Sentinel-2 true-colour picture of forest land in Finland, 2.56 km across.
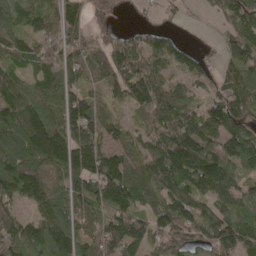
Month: May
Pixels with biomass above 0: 86%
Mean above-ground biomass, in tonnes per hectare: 100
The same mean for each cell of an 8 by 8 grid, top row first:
79 88 82 29 12 22 23 106
83 73 96 90 98 57 9 128
81 98 78 102 123 57 50 97
133 125 137 44 76 116 96 121
135 206 143 83 69 141 139 130
165 97 156 167 97 139 150 87
82 102 94 108 64 145 83 73
139 133 110 135 106 98 101 108
